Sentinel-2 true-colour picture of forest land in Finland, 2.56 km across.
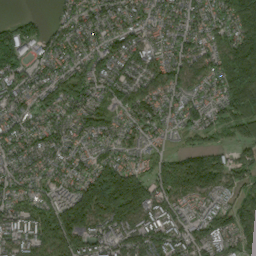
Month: September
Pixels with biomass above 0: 92%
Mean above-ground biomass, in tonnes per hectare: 112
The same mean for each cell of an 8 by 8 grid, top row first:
33 24 83 83 70 72 76 165
172 76 71 82 90 90 90 233
122 81 98 111 89 112 81 249
96 91 98 77 118 71 77 156
95 95 62 68 67 25 52 66
85 78 98 280 110 228 220 103
97 124 236 278 154 87 68 149
105 143 163 106 132 108 118 121
